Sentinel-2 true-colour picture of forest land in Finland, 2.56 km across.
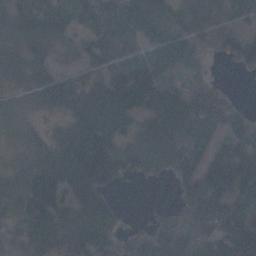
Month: November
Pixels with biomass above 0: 83%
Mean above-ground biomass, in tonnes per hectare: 100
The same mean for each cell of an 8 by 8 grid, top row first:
83 86 61 102 114 58 58 78
72 72 49 87 74 164 42 118
63 95 78 117 158 62 39 2
62 46 125 130 107 172 126 42
53 99 178 87 90 101 109 98
83 138 189 115 60 84 122 168
103 120 158 98 14 76 156 111
93 129 137 96 116 162 138 178
